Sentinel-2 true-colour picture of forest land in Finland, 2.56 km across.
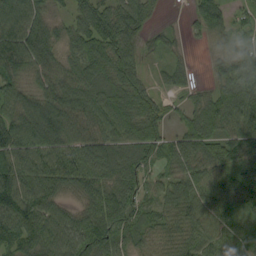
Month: September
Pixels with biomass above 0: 91%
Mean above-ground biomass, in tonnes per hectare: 70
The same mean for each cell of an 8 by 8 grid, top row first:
96 53 63 90 57 2 87 25
92 65 68 85 36 20 19 55
57 62 76 81 35 40 24 87
72 78 76 87 69 24 87 100
87 79 80 83 78 56 82 82
103 93 95 77 52 63 75 68
106 89 59 108 50 75 90 76
75 103 97 95 48 67 79 74
